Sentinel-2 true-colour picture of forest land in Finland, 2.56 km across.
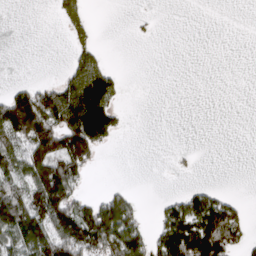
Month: March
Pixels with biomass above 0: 36%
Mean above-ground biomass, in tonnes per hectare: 50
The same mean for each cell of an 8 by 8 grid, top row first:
0 2 36 0 3 0 0 0
0 0 37 1 0 0 0 0
7 13 114 66 0 0 0 0
156 146 180 81 0 0 0 0
83 158 171 26 0 0 0 0
74 174 59 0 0 3 0 0
133 157 82 102 13 61 106 31
88 129 143 118 68 133 178 55
